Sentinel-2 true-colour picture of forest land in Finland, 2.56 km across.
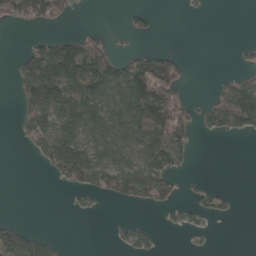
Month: April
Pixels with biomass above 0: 39%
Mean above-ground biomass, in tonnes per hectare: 48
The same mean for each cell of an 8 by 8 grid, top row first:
87 85 6 0 23 0 3 0
3 87 84 39 12 7 0 13
44 146 119 107 115 83 2 50
23 137 95 89 91 72 52 181
8 127 120 86 79 72 0 1
0 18 126 111 95 36 4 0
0 0 15 4 27 32 43 4
104 32 0 9 38 0 10 0
